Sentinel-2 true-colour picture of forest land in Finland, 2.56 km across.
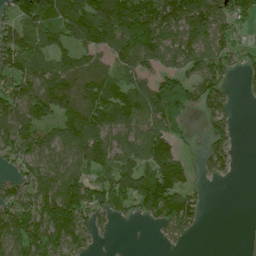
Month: July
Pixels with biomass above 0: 73%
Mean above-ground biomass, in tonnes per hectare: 95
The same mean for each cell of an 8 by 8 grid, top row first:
80 113 131 142 156 170 147 97
124 103 77 98 176 123 121 55
101 119 108 84 84 109 101 27
107 91 109 116 126 119 66 9
108 86 143 93 140 70 55 13
66 115 105 132 168 122 42 5
150 147 141 84 87 163 15 0
138 144 109 10 0 51 0 0
